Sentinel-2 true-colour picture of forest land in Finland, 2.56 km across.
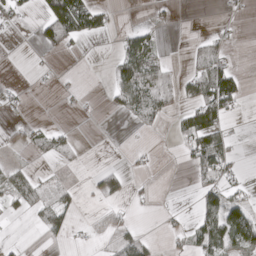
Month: April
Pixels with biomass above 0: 31%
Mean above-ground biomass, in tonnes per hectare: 29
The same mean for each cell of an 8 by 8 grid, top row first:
28 90 106 18 3 10 0 8
0 30 7 7 70 0 40 4
4 2 4 30 85 35 97 37
10 0 10 19 62 30 94 15
15 37 11 0 2 10 92 6
48 12 0 43 8 0 51 20
31 59 20 20 4 5 60 75
5 12 4 27 35 14 96 100
